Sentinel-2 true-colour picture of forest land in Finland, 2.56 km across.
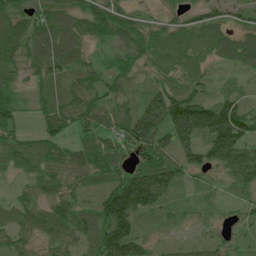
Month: July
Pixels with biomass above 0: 91%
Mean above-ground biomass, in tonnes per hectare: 60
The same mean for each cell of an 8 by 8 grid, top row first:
71 73 74 77 28 28 47 39
65 90 59 48 58 46 43 69
42 63 54 53 28 37 28 26
50 64 62 55 96 130 118 97
57 63 45 48 69 77 92 106
31 61 45 66 116 71 32 80
46 57 50 114 92 32 26 29
45 42 49 129 60 22 31 25
